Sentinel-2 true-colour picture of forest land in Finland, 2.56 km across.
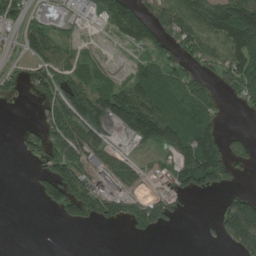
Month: July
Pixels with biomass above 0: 56%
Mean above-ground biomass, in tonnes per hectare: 61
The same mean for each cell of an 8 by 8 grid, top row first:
65 76 22 104 85 100 122 170
29 106 25 7 61 53 62 131
34 86 74 38 100 75 30 100
0 52 113 117 172 114 69 9
10 68 89 38 56 103 119 36
0 67 78 85 22 71 129 16
0 28 64 55 84 34 0 121
0 0 0 0 12 0 3 94
